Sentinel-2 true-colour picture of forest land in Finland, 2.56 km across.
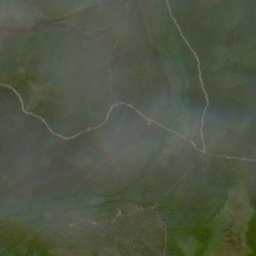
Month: July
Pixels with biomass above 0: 94%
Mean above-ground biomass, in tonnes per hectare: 55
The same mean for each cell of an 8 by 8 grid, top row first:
14 29 37 59 35 63 50 48
43 37 47 55 60 41 67 43
60 47 49 71 57 44 59 47
58 44 41 58 68 40 93 78
72 56 53 37 63 44 68 69
66 62 48 40 48 84 80 58
56 60 51 60 56 85 69 20
66 77 59 67 66 71 38 28
